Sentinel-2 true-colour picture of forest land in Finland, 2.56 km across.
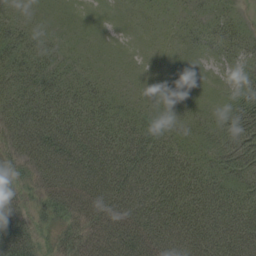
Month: August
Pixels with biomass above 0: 96%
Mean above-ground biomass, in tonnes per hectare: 40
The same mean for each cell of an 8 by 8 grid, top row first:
26 22 23 21 19 13 20 11
41 24 20 19 19 23 23 28
38 39 29 24 21 20 17 17
48 53 42 36 25 19 22 41
43 75 71 51 49 36 29 41
28 62 77 71 58 50 40 35
40 37 59 65 64 53 49 44
74 17 52 94 97 64 55 54
